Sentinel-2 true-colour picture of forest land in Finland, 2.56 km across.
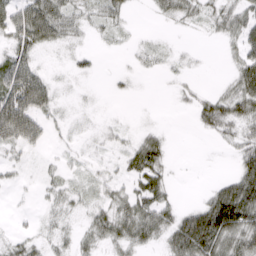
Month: March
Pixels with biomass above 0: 62%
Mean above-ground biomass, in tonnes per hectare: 24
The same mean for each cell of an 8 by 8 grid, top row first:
45 67 25 24 1 23 18 31
40 21 11 7 9 6 1 28
64 22 10 4 2 7 1 40
77 24 4 1 1 2 37 36
40 14 5 11 35 2 2 29
10 12 10 13 53 3 1 40
3 13 13 32 47 23 50 80
16 16 18 29 32 43 70 49
